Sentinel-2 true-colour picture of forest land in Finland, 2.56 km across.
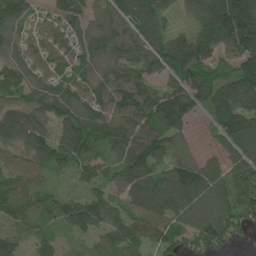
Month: June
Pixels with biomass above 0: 90%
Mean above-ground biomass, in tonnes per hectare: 106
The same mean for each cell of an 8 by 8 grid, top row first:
95 66 95 106 144 44 192 265
67 95 95 107 123 180 157 183
101 93 75 108 102 122 121 163
81 104 99 124 136 175 77 126
73 126 136 99 150 74 18 125
92 50 58 73 121 133 104 96
108 83 116 76 102 114 123 116
95 60 37 84 82 86 106 37
